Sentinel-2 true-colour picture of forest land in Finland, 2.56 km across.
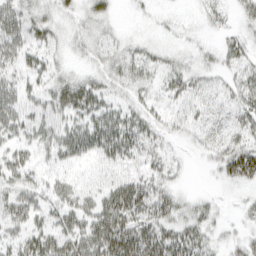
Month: March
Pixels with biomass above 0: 61%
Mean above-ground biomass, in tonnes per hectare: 20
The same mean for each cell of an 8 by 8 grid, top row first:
31 19 17 13 5 4 11 10
27 20 12 22 13 7 7 16
19 19 21 22 20 19 11 19
28 24 29 24 18 13 12 17
19 23 32 41 25 6 14 25
24 11 8 17 21 10 3 31
32 21 25 42 36 24 11 6
19 30 37 48 43 34 17 14
